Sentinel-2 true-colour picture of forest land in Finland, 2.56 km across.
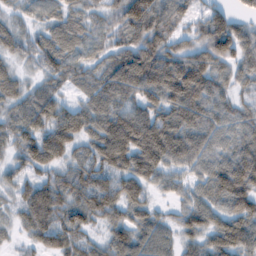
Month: February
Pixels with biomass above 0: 91%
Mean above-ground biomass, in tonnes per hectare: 74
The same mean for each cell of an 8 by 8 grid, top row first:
30 46 58 60 142 77 71 42
48 71 57 52 94 64 99 96
50 48 48 92 114 144 105 44
61 84 68 98 82 113 92 53
57 98 54 132 138 112 66 68
41 47 76 77 88 45 69 122
44 117 77 77 62 36 71 92
15 68 56 61 75 50 58 87
